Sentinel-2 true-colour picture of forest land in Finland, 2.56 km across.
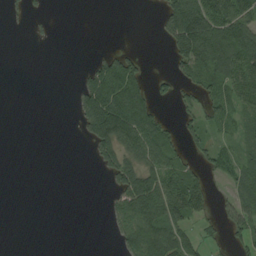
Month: August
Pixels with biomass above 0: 42%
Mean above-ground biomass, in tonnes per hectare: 44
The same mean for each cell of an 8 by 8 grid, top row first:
7 7 0 0 0 107 121 97
0 1 0 15 5 74 139 107
0 0 27 158 72 37 52 89
0 0 59 162 105 21 48 45
0 0 6 115 103 44 44 44
0 0 0 51 95 79 36 50
0 0 0 23 112 94 43 56
0 0 0 11 92 86 30 36
